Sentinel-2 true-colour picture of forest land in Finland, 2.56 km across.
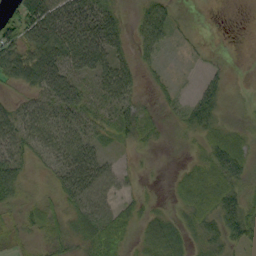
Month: September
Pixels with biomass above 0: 72%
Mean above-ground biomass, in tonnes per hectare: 35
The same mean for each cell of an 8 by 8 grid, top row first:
36 82 70 34 44 20 0 0
62 85 90 47 39 8 3 1
41 75 46 55 14 6 23 5
36 46 49 42 29 19 48 11
45 48 58 17 18 8 31 30
52 16 78 29 5 14 56 47
28 27 35 32 18 13 51 55
25 35 30 50 34 40 28 41
